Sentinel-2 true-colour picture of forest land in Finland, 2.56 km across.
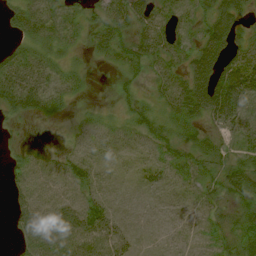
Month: August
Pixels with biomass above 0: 76%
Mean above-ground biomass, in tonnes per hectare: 29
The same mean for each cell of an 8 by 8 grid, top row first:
29 37 25 43 43 26 37 39
28 23 10 34 49 29 55 35
56 38 15 8 16 30 66 77
25 25 5 8 34 34 58 47
10 5 12 17 17 36 32 26
24 32 38 7 12 20 31 51
29 47 48 19 2 5 18 25
17 58 48 37 2 4 12 31
